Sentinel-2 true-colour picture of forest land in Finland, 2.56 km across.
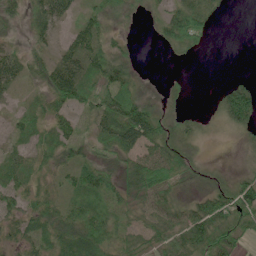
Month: June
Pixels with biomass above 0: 73%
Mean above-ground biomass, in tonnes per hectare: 34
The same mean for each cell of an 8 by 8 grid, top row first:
27 48 22 27 9 53 42 0
14 22 44 21 0 29 10 0
29 41 60 57 5 5 0 19
15 33 35 67 62 15 9 96
20 25 32 52 62 38 7 11
36 19 36 27 81 42 17 26
34 35 46 37 36 31 52 64
29 48 72 44 27 45 61 38
